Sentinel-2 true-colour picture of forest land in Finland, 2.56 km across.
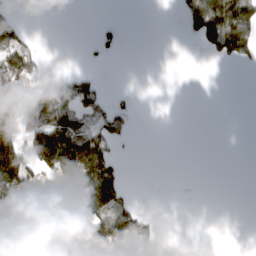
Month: March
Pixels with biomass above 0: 33%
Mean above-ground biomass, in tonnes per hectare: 43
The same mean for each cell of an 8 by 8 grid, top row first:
35 0 0 1 0 4 132 122
88 2 2 18 0 0 39 105
112 39 72 1 0 0 0 0
48 132 82 46 0 0 0 0
98 133 113 45 0 0 0 0
159 48 133 74 0 0 0 0
73 86 125 104 14 0 0 0
97 121 47 117 70 0 0 0
